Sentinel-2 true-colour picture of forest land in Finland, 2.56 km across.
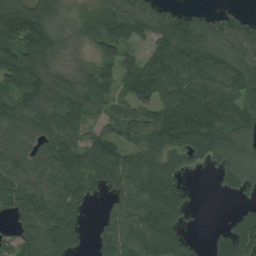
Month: August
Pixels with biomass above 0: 83%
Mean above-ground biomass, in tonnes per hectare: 101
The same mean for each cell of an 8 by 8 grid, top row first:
151 91 32 85 109 124 56 55
126 121 33 82 54 145 105 104
122 122 94 90 181 139 131 111
105 109 109 62 94 152 145 105
83 88 103 101 120 124 126 93
93 92 134 118 158 72 16 96
101 120 58 59 140 128 1 34
93 132 64 101 135 130 32 154
